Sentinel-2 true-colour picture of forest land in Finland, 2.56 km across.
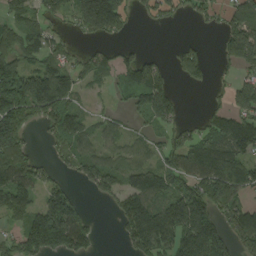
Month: August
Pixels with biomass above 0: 66%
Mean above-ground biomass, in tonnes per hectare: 99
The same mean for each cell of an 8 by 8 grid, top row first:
72 66 143 234 32 36 48 106
100 80 26 42 16 23 14 155
186 158 67 76 155 35 30 54
191 121 59 29 84 64 38 99
136 28 82 49 49 76 129 160
142 52 60 98 118 128 175 138
139 148 75 34 164 158 153 118
133 212 137 4 155 150 215 100
